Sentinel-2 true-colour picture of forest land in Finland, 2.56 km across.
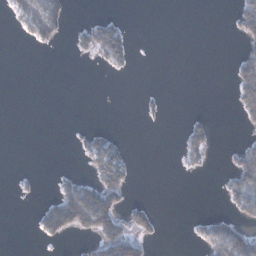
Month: January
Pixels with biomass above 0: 19%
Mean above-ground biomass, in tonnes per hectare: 20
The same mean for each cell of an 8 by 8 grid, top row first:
23 65 1 14 0 0 0 51
0 9 21 75 0 0 0 18
0 0 0 1 0 0 0 54
0 0 0 0 7 0 6 31
0 0 15 43 0 4 37 15
4 1 17 84 0 1 3 57
0 36 132 82 31 0 0 40
0 17 11 91 35 0 52 74
